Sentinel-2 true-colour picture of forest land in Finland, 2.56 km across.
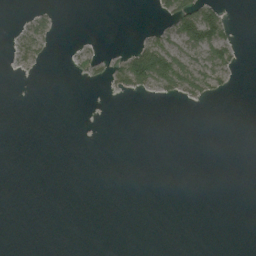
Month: August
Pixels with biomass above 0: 13%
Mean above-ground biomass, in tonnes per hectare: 10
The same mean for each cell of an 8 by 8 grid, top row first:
1 13 0 0 0 65 61 0
17 15 6 2 53 39 77 13
1 0 4 26 83 80 52 2
0 0 0 0 0 0 0 0
0 0 0 0 0 0 0 0
0 0 0 0 0 0 0 0
0 0 0 0 0 0 0 0
0 0 0 0 0 0 0 0
